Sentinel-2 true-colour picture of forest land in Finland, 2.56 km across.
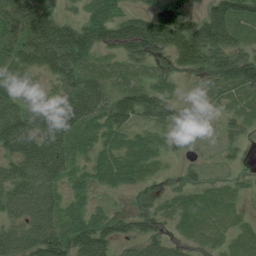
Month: July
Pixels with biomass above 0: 86%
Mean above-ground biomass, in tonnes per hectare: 70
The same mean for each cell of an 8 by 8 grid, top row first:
130 105 41 64 61 90 89 78
105 174 132 74 119 114 155 74
39 51 100 38 21 19 66 97
99 124 128 101 80 50 29 35
117 135 52 48 47 21 13 34
100 98 34 55 30 16 25 12
78 83 38 19 35 30 33 15
98 127 117 82 78 43 30 21
